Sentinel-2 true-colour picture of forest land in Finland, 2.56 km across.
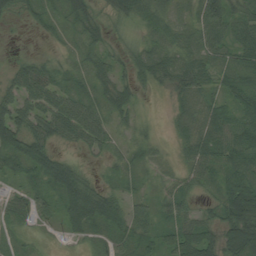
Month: August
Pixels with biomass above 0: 87%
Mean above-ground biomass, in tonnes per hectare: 43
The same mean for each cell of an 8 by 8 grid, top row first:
24 32 52 35 52 30 86 49
2 8 31 25 41 44 46 56
43 56 28 45 36 50 37 46
62 64 65 41 10 30 52 47
68 53 32 28 31 23 66 63
33 65 50 15 16 24 36 59
39 27 86 61 28 38 22 108
21 9 28 36 36 57 56 100
